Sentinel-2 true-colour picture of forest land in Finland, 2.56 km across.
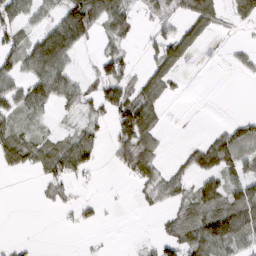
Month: March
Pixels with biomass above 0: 51%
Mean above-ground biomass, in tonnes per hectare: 39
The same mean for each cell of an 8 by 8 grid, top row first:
49 30 138 77 20 31 74 49
50 116 45 23 17 76 12 11
47 95 32 42 40 25 1 5
44 22 30 59 105 0 0 3
57 37 58 41 93 1 49 59
9 46 33 3 52 35 60 50
0 8 29 2 9 29 62 93
6 0 2 1 8 53 109 61
